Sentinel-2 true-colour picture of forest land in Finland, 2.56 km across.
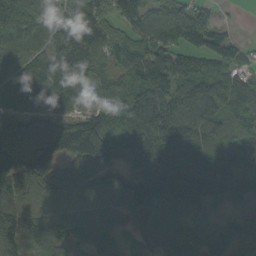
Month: September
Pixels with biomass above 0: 93%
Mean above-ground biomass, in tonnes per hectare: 113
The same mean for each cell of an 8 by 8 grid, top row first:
175 147 173 90 122 149 67 2
142 139 144 97 110 120 99 53
131 191 123 69 117 128 130 86
115 110 81 91 143 133 144 109
152 130 158 108 174 172 122 117
139 110 76 79 139 160 161 128
113 85 72 76 114 76 71 74
92 110 92 81 59 84 97 72
